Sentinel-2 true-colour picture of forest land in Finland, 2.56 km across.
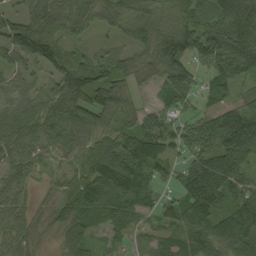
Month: September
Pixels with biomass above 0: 91%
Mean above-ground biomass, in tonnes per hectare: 80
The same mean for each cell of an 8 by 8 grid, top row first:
56 102 86 69 83 72 88 164
92 117 35 36 65 107 115 119
40 51 129 97 38 100 47 59
50 72 104 101 49 48 54 108
75 49 58 86 129 64 100 179
58 23 61 167 94 48 151 79
61 27 94 113 57 70 119 110
55 19 104 31 25 57 80 113
